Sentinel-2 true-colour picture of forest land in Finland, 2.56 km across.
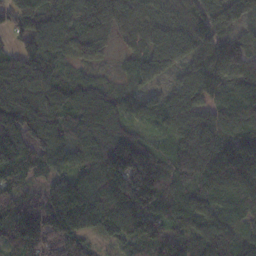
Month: November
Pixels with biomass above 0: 96%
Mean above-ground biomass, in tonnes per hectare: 111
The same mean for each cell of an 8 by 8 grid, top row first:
114 135 110 107 74 80 112 56
73 123 101 33 75 101 123 92
116 102 62 34 60 51 144 106
156 106 103 87 74 96 95 123
177 139 76 136 95 83 150 182
82 90 91 192 238 102 125 167
129 166 189 129 175 105 97 97
103 164 108 64 108 97 118 97
